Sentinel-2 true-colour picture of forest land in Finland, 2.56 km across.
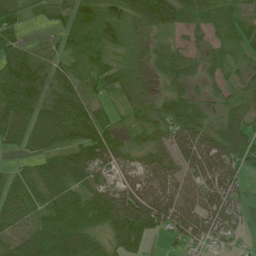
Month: July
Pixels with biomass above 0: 87%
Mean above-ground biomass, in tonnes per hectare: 59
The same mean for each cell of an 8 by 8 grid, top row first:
51 36 42 49 58 65 59 53
63 25 51 33 25 34 39 51
119 69 57 42 15 51 36 41
99 88 91 24 24 55 32 46
48 71 81 62 42 76 76 83
41 80 69 36 62 68 88 56
72 64 76 97 89 80 91 60
85 123 100 50 48 31 47 22
